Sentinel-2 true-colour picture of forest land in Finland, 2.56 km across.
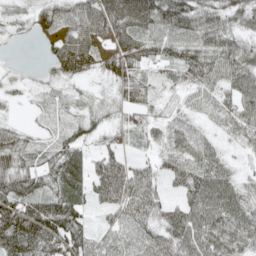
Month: May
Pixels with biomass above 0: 88%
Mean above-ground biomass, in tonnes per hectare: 62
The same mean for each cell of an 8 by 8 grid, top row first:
21 53 69 75 85 112 66 65
4 23 73 44 66 79 77 69
19 22 30 38 39 51 67 81
8 16 30 33 41 35 39 83
78 34 59 27 31 75 50 32
104 72 85 110 60 65 91 29
113 96 63 60 75 55 101 72
142 111 85 50 66 78 90 74
